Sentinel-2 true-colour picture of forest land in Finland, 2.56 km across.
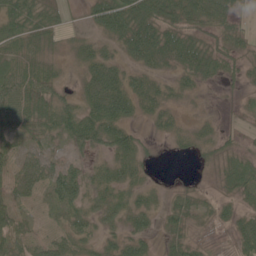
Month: June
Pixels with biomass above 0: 78%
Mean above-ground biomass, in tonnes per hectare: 33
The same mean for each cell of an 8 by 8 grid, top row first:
53 41 9 79 76 54 49 25
30 18 21 17 64 54 40 26
57 46 22 57 33 21 19 17
54 53 57 72 25 16 5 10
28 20 40 54 22 11 21 14
37 45 39 34 21 1 5 43
32 15 30 38 32 28 12 21
54 26 34 23 29 22 5 36
